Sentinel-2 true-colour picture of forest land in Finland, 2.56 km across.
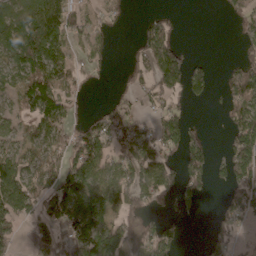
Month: April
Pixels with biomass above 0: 58%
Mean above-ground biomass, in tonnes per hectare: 61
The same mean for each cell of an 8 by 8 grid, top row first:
54 142 56 22 17 16 0 39
79 125 21 11 75 65 0 22
58 123 32 8 45 87 51 101
44 133 17 70 30 50 4 77
47 70 96 69 92 80 51 111
109 61 131 80 82 67 65 85
90 67 136 71 39 44 2 63
32 46 93 101 74 38 26 16
